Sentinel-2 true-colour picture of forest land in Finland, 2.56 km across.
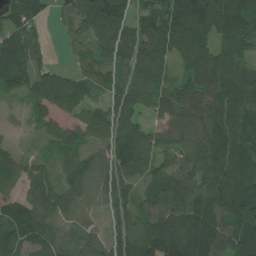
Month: July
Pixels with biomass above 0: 88%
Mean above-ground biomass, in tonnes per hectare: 91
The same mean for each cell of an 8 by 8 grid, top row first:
126 40 95 158 67 179 204 117
131 33 45 80 90 90 77 92
123 85 55 65 89 58 112 114
12 50 36 77 63 91 105 124
14 27 57 78 95 68 125 114
53 59 52 79 65 100 120 128
76 82 27 63 71 136 169 133
99 60 48 77 143 193 189 125
